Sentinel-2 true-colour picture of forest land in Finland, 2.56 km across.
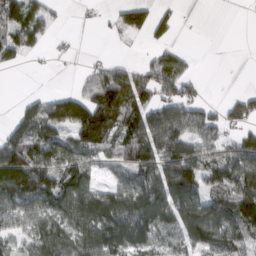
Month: March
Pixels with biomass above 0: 64%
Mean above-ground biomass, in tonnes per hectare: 69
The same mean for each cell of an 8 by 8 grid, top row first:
97 53 3 20 65 28 0 1
78 17 3 5 11 24 0 0
0 0 24 102 66 90 4 0
27 104 148 145 80 83 42 61
122 103 97 72 111 97 65 63
173 113 85 35 98 145 76 102
72 77 103 106 118 110 110 142
48 90 87 110 81 57 102 77
